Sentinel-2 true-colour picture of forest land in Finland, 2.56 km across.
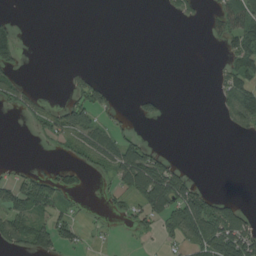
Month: August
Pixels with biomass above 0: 32%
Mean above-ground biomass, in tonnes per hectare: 29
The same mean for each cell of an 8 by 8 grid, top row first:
8 0 0 0 0 15 19 90
50 0 0 0 0 0 3 66
26 0 35 6 0 0 1 79
18 29 71 31 24 0 0 81
0 8 39 63 39 0 0 0
18 35 24 36 105 59 0 0
66 53 8 13 47 73 74 31
65 63 26 4 7 33 94 96
